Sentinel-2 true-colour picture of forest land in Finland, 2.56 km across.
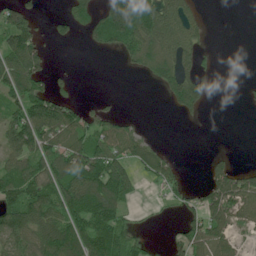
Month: June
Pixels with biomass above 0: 53%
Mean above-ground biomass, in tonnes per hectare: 60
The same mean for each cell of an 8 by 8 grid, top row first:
90 13 51 153 170 78 9 0
105 25 6 50 104 92 20 0
100 50 5 0 14 84 37 3
79 123 56 25 1 27 10 2
79 97 94 96 50 1 0 0
108 95 123 129 34 46 48 60
96 101 123 104 6 26 81 72
78 111 114 133 24 47 92 24
